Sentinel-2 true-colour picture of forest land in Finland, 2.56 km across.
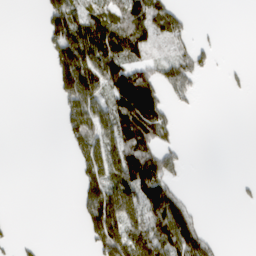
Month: March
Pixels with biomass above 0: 41%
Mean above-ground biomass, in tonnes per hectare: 46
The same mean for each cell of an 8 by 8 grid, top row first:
0 70 83 74 97 72 0 0
0 36 142 121 58 32 21 0
0 10 168 97 101 81 4 7
0 0 94 87 132 19 0 0
0 0 67 95 97 25 0 0
0 0 33 90 146 39 0 4
0 0 42 137 105 81 1 4
15 1 7 130 88 102 35 0
